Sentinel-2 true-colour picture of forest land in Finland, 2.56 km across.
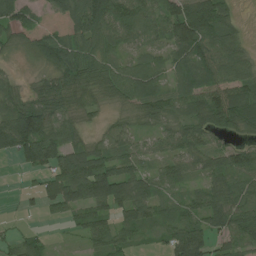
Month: July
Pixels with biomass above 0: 81%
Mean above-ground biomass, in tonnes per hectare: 74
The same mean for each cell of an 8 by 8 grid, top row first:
88 27 107 134 97 129 167 23
28 88 84 67 62 101 98 68
28 55 98 85 99 49 79 105
99 98 66 22 65 64 106 129
115 135 66 59 35 74 60 42
6 71 138 131 64 63 59 79
8 46 80 83 81 45 85 81
33 21 25 58 27 97 70 63
